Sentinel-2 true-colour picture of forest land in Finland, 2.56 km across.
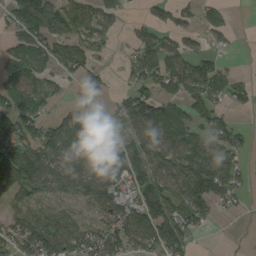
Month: August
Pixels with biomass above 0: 67%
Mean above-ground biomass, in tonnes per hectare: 72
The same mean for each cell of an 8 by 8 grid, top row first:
97 125 60 45 24 53 40 1
81 97 66 20 97 56 36 4
112 67 46 14 73 80 78 33
142 40 40 48 109 62 69 17
105 83 78 93 94 87 58 50
122 88 72 100 93 97 129 57
72 69 46 96 134 86 71 19
111 153 99 115 102 112 3 5
